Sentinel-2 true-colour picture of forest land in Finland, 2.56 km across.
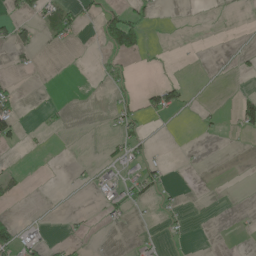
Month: May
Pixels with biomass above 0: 14%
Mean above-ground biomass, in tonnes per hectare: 12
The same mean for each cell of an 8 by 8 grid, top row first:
23 39 25 40 27 1 2 1
38 6 2 75 46 1 0 3
9 0 0 21 0 15 0 4
34 7 0 16 38 31 7 42
17 2 0 11 21 0 1 1
15 0 5 8 33 2 0 0
2 0 1 22 10 13 0 1
43 10 7 0 6 5 0 3
